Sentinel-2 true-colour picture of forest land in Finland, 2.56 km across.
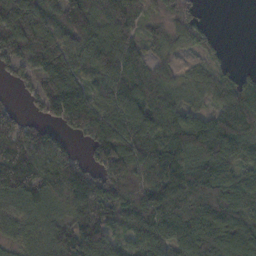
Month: November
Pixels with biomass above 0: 87%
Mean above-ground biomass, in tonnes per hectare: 104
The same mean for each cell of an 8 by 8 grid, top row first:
165 98 131 148 82 81 12 0
137 131 130 132 68 51 39 0
47 115 106 140 112 54 63 74
37 72 147 139 143 95 59 141
107 89 32 134 140 107 139 133
125 125 125 89 101 140 184 106
66 88 125 104 117 128 175 103
50 94 149 82 116 130 164 129
